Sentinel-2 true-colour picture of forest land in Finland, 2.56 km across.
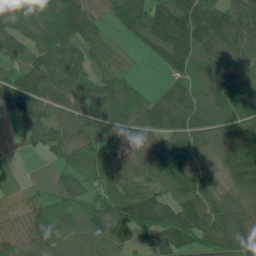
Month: June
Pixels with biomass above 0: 90%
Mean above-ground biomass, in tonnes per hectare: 99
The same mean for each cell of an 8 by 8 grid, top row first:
106 110 149 73 155 185 139 136
85 110 106 65 55 156 150 148
67 140 85 60 10 71 119 135
66 79 94 86 95 139 94 77
10 65 99 114 99 117 107 165
1 10 73 54 57 123 98 125
30 77 77 101 161 135 131 102
78 112 90 101 68 154 107 152
